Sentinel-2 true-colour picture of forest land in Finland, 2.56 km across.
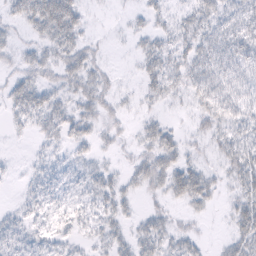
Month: February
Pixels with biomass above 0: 68%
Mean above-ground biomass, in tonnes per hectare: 21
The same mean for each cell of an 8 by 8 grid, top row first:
25 70 27 2 13 15 36 40
17 28 30 2 16 23 34 42
23 19 33 10 19 22 44 36
24 32 23 15 8 3 30 34
1 16 18 10 22 26 11 27
4 17 14 17 31 41 20 29
11 18 15 23 8 10 11 24
20 16 11 20 27 21 4 27
